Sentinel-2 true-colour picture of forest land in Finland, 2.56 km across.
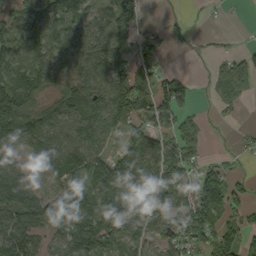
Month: September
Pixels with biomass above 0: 73%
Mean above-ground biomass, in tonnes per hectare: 68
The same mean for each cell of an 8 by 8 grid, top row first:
48 76 65 72 31 6 5 0
71 81 78 76 39 9 8 15
84 75 88 79 71 55 19 68
130 71 83 89 46 86 10 14
75 97 93 42 118 84 24 13
53 53 89 147 90 86 80 27
107 97 117 102 107 96 126 48
100 39 93 72 73 72 68 86
